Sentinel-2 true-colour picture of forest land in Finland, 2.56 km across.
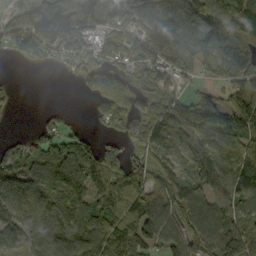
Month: September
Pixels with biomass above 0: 80%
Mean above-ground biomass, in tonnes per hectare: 90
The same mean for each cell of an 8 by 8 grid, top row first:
70 136 152 105 111 102 139 125
62 97 95 72 89 127 79 125
6 0 50 116 65 55 39 98
8 13 2 105 65 94 128 127
34 100 85 46 69 50 127 135
72 112 120 113 68 69 93 123
77 84 111 101 115 109 109 104
66 98 117 126 111 87 129 160
